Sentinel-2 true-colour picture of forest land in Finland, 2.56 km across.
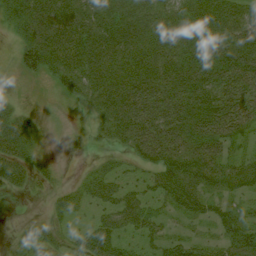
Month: July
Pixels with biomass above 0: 75%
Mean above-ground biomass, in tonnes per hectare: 47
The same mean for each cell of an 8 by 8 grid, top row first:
41 68 63 51 55 51 69 54
24 76 73 68 64 65 59 83
3 19 56 66 77 74 74 86
23 1 12 66 82 78 87 80
56 5 2 24 64 69 64 25
40 16 13 37 27 85 65 57
2 12 21 41 46 43 43 32
18 30 35 53 34 37 27 69
